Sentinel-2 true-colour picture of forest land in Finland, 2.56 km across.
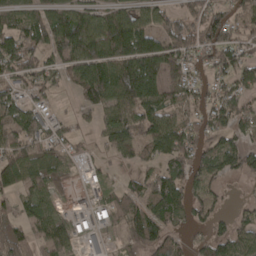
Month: April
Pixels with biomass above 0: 71%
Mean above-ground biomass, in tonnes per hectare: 76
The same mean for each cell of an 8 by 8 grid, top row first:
60 109 105 94 73 60 83 62
95 102 150 142 161 98 86 79
57 51 114 126 200 55 42 74
94 37 36 94 109 66 65 69
99 65 22 81 82 106 62 64
102 75 18 23 56 83 64 47
46 51 20 70 95 96 50 17
100 92 38 11 99 67 60 63
